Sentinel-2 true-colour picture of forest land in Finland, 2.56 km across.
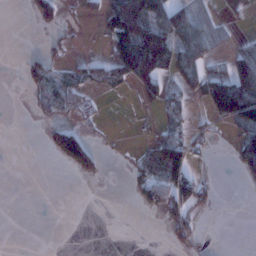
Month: January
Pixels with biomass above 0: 33%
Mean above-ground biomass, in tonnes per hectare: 37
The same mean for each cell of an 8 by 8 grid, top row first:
0 55 9 84 135 104 25 6
0 19 3 64 168 106 60 33
3 64 46 66 80 57 86 119
0 26 25 0 8 40 45 123
0 33 105 4 20 98 21 54
0 0 24 0 51 94 9 22
0 0 0 0 20 75 22 0
0 0 0 0 0 29 3 0
